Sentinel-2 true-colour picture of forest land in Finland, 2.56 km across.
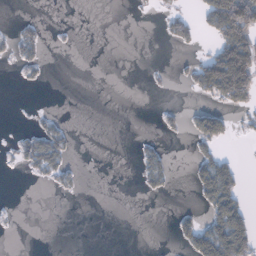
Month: January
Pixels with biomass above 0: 20%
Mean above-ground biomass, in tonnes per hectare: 20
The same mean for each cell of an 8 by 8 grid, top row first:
2 0 0 0 1 20 56 148
25 9 2 0 0 12 11 136
3 4 0 0 1 6 75 142
0 4 0 0 0 6 38 20
16 58 5 0 9 1 32 1
0 25 5 0 21 6 61 28
1 0 0 0 0 6 39 55
0 0 0 0 0 18 72 97
